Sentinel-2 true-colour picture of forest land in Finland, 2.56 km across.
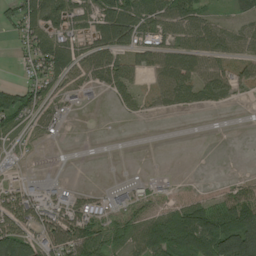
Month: August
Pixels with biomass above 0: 61%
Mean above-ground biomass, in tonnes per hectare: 58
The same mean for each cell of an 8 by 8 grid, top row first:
64 88 57 99 81 99 45 32
28 130 58 81 69 74 83 55
24 84 50 70 32 96 79 54
89 62 18 7 26 22 10 0
17 12 0 0 0 0 0 0
21 22 1 0 19 4 0 13
124 119 100 96 49 61 80 133
110 94 128 63 107 150 156 186
